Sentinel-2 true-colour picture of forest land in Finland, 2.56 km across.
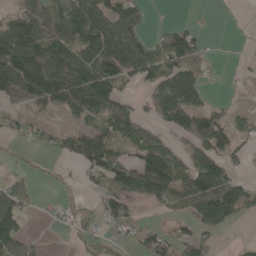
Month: May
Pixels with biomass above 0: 59%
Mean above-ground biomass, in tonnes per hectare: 63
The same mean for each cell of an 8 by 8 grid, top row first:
55 74 132 119 48 1 3 0
155 127 108 161 97 115 26 0
122 153 123 91 61 121 28 8
37 40 77 75 26 117 63 21
13 23 74 76 81 37 72 28
21 8 20 84 120 94 132 29
101 6 25 60 17 39 131 76
87 3 29 31 39 47 26 8
